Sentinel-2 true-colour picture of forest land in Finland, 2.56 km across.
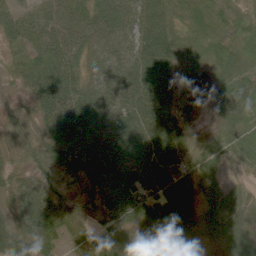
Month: June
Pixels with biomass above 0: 97%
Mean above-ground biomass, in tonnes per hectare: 52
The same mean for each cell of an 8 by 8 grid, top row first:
48 40 53 84 65 43 50 41
26 57 56 54 66 50 44 40
26 73 58 51 55 30 22 57
22 67 72 48 66 47 25 66
28 57 58 67 66 52 33 64
32 37 44 70 72 73 37 34
44 64 25 66 102 100 44 65
48 48 46 52 54 77 32 61
